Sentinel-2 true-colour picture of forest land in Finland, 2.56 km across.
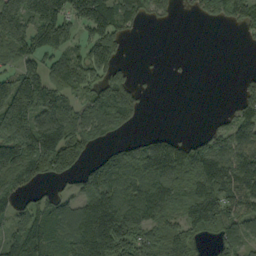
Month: September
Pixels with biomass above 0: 67%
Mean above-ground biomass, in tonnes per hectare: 88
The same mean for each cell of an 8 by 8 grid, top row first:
127 151 109 117 60 17 53 70
43 120 70 111 0 0 0 2
90 125 89 112 5 2 0 18
138 156 72 142 27 0 3 59
174 191 121 41 74 90 80 87
130 81 63 144 142 133 137 110
76 76 96 179 153 90 186 84
91 93 124 178 98 104 49 72
